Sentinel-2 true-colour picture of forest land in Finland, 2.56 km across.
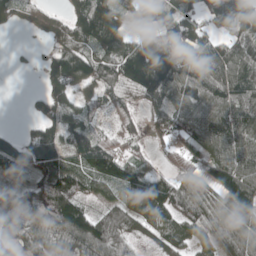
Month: May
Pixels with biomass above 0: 81%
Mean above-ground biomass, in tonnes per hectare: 91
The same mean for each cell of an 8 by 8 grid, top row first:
52 31 134 158 52 94 81 139
5 21 84 105 148 142 99 86
0 75 110 107 222 155 133 108
0 99 88 47 49 108 104 107
82 165 118 74 27 45 93 113
33 99 103 125 97 53 63 128
68 114 99 79 102 118 82 112
72 93 144 110 34 85 80 94
